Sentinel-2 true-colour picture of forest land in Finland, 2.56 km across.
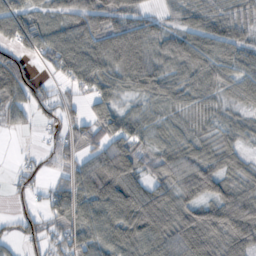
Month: October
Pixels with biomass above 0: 83%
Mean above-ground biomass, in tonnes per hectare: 64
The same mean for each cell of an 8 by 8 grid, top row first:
95 48 83 81 50 37 62 50
66 79 98 103 93 78 82 61
128 27 69 63 80 53 61 58
40 41 27 71 35 32 36 27
1 16 44 97 45 56 44 40
22 23 78 142 55 69 88 47
18 49 75 100 114 78 66 93
32 57 77 79 89 97 91 80
